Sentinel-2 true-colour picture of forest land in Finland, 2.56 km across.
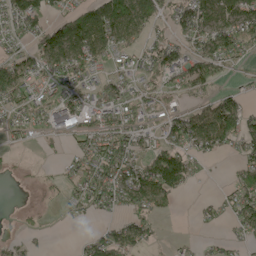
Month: May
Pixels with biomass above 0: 61%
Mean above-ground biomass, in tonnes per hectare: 55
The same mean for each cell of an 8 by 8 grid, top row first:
70 54 86 128 107 65 88 93
34 115 117 75 53 65 76 77
104 67 49 50 34 69 72 23
42 78 80 85 51 45 68 77
15 11 35 83 52 60 74 57
5 9 47 79 109 125 11 45
4 6 41 38 61 23 18 70
14 3 16 69 34 9 9 20
